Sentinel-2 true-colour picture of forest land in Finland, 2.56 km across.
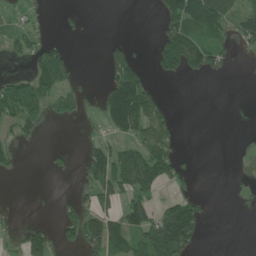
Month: June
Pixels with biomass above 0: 36%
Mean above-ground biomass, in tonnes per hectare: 48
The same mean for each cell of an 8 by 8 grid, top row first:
14 11 7 0 0 108 133 71
34 60 0 38 3 170 106 20
48 104 21 69 61 29 20 1
100 60 40 144 136 13 0 3
37 4 8 48 94 38 0 9
11 8 27 116 141 68 0 22
1 2 53 48 99 112 16 10
9 51 67 76 88 174 3 0
